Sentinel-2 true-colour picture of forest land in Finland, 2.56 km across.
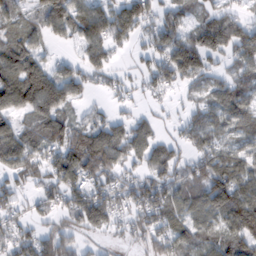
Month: February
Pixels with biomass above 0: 75%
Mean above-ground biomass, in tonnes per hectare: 62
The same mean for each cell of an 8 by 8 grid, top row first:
52 97 77 83 68 49 47 28
71 25 43 48 25 106 99 63
104 107 62 27 31 65 48 55
66 99 24 24 19 11 62 79
76 74 102 88 62 33 58 47
44 57 89 58 47 54 97 78
35 30 88 78 86 65 96 125
52 75 35 18 48 69 62 89
